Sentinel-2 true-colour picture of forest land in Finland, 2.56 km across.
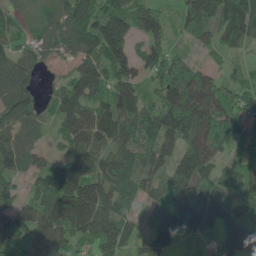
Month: June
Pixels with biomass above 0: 86%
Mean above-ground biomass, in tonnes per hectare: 96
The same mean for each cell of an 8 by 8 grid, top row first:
43 51 145 122 89 37 98 158
56 70 93 149 61 29 53 61
146 22 118 92 63 115 104 53
118 48 117 104 101 163 148 91
101 31 116 104 124 99 160 70
75 89 108 121 94 99 91 104
106 134 153 118 46 136 141 101
111 117 77 110 62 61 40 138
